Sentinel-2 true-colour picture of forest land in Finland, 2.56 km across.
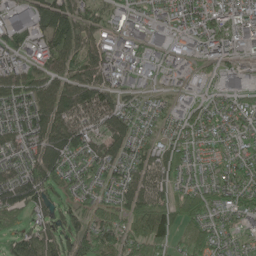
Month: May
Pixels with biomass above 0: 86%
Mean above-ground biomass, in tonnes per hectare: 68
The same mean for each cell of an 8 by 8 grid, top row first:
64 88 80 52 47 61 75 90
54 71 90 59 46 35 68 53
68 82 93 47 26 25 31 53
66 113 121 100 47 33 56 66
66 108 83 78 69 73 38 49
82 92 56 63 105 58 38 66
96 54 63 83 123 83 65 67
58 66 72 82 104 49 74 32
